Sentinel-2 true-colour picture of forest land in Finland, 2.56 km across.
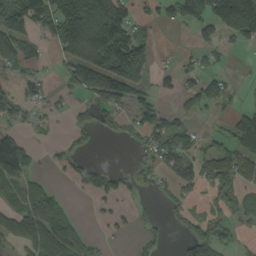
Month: September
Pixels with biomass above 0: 52%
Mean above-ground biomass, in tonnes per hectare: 64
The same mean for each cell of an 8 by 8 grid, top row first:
116 104 222 166 31 79 125 228
108 30 153 166 85 5 43 26
34 19 96 140 67 39 60 6
65 37 26 53 74 48 28 46
99 16 29 2 52 97 26 83
75 9 56 48 24 69 67 68
63 101 3 22 10 37 27 38
75 153 50 9 35 14 92 18
